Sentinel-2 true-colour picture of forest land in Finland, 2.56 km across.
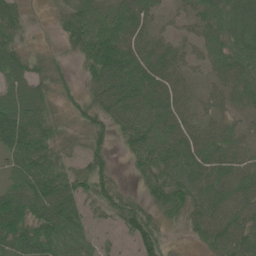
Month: June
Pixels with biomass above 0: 84%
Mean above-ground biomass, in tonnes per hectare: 56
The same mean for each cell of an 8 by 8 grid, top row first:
48 7 79 68 50 21 54 78
56 9 57 92 58 31 55 65
54 35 21 92 69 41 28 59
90 54 34 69 76 57 30 22
94 73 25 32 79 66 58 30
53 104 46 37 44 73 65 49
91 101 52 47 46 56 71 62
90 93 60 9 68 5 55 70
